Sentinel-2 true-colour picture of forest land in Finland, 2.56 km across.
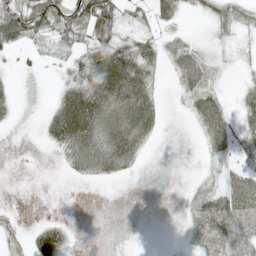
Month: May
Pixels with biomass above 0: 53%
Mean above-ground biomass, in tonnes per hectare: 33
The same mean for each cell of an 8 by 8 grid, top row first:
72 85 81 67 24 35 25 38
29 16 37 72 47 33 13 10
6 2 56 97 59 25 26 7
11 23 107 87 79 2 69 27
0 21 85 86 37 0 32 30
0 0 23 31 2 0 8 42
0 0 0 0 0 2 69 80
0 98 2 0 0 1 44 67
